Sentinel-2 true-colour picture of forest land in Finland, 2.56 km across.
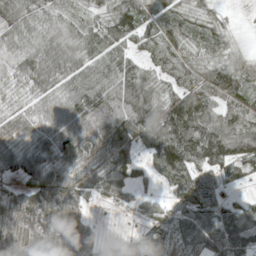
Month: May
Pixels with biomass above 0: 87%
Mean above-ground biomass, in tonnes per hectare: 68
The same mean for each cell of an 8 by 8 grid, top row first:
87 56 32 78 60 56 44 3
76 85 69 75 44 61 56 28
42 69 67 76 70 54 79 78
41 61 83 94 111 132 88 72
57 60 97 119 80 181 147 100
41 74 63 78 27 93 53 51
78 73 50 14 19 41 66 65
71 62 74 16 28 52 98 113
